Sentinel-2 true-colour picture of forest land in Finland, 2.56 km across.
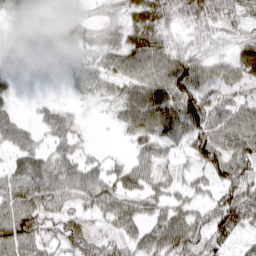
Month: March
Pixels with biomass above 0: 79%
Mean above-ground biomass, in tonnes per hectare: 45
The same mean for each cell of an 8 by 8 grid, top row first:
31 24 27 23 62 35 50 36
2 13 30 44 68 32 23 40
10 0 36 42 71 80 42 41
20 22 7 20 106 83 65 48
42 28 23 3 40 37 77 68
57 79 77 45 47 22 43 69
75 62 34 66 44 48 50 76
89 46 69 36 58 85 54 22
